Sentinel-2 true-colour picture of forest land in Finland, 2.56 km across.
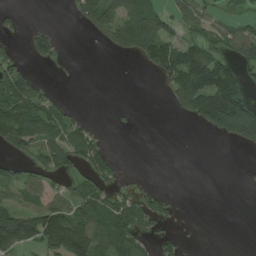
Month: July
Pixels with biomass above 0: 44%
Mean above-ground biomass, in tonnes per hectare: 58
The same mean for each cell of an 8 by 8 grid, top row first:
19 0 64 87 111 53 44 37
15 62 0 49 103 94 71 100
116 10 1 0 1 106 149 66
125 95 11 6 0 41 166 207
87 84 86 8 0 0 0 57
40 49 52 43 4 0 0 2
69 98 80 101 78 11 0 0
145 161 203 136 46 32 0 0
